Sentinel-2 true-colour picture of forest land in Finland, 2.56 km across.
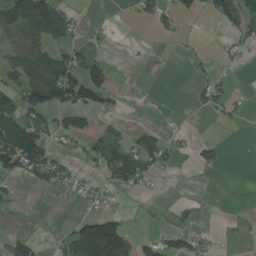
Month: July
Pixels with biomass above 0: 34%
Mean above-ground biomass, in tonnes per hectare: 34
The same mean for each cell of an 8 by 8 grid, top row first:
99 111 11 0 23 38 20 64
70 83 32 6 2 1 2 15
55 107 90 36 1 1 22 1
86 82 68 20 1 3 13 12
117 45 18 36 39 17 24 0
46 63 19 45 41 6 3 0
8 1 10 13 1 14 1 1
32 4 111 181 25 37 14 4
